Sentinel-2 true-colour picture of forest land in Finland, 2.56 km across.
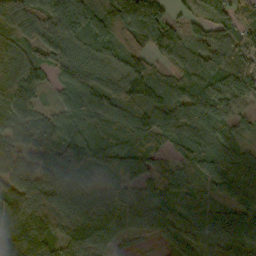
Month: October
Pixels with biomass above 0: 92%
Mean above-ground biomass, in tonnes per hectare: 86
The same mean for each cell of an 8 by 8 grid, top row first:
108 108 153 118 168 36 74 61
61 79 61 61 70 72 94 80
109 46 88 68 99 74 91 88
58 45 87 87 93 85 91 44
68 63 71 84 73 62 74 37
100 132 107 101 89 42 84 99
130 170 155 110 80 71 72 81
134 97 113 71 20 106 79 100
